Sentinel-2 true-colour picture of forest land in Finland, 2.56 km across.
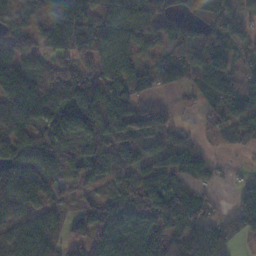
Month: November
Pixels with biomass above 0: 80%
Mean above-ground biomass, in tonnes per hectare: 79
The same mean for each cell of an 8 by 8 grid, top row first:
101 147 150 59 57 51 79 34
51 77 103 98 48 77 77 41
133 66 120 116 86 69 104 80
101 98 178 156 101 25 38 102
71 75 108 79 63 45 18 40
82 104 82 52 83 72 40 10
64 74 42 101 105 113 51 95
55 100 32 104 98 65 76 41
